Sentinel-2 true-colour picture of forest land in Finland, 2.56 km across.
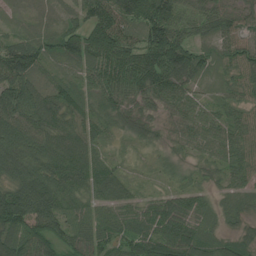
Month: July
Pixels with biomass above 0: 95%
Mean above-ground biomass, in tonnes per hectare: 71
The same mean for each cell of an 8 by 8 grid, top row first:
17 25 48 96 115 82 75 53
90 61 88 134 120 144 50 75
104 37 43 93 110 100 31 54
108 90 54 68 49 47 37 46
115 87 83 22 36 32 57 64
96 115 94 71 10 32 28 48
140 118 54 66 59 97 41 49
89 71 64 63 84 107 52 40
